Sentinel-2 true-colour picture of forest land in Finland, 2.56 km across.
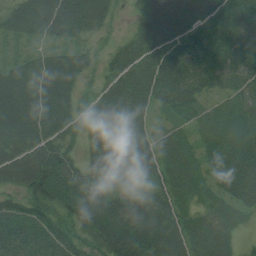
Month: August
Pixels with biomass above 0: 92%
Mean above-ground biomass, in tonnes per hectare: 57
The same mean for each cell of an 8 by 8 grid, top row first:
50 96 73 29 54 94 67 66
14 34 32 20 53 71 67 68
69 94 42 43 57 77 50 53
95 81 35 75 42 47 35 49
64 60 29 83 56 51 41 52
48 103 51 60 50 54 39 64
46 61 64 65 60 47 35 38
77 61 36 76 78 59 63 19
